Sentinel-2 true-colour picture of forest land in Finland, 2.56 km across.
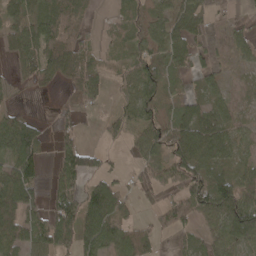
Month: April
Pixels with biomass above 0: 68%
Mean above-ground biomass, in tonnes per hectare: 49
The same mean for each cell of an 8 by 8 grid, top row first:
61 76 38 18 46 55 28 10
46 79 66 16 56 59 27 30
17 38 67 24 77 24 28 6
23 1 27 18 56 33 45 16
113 17 47 11 54 82 82 40
84 25 77 32 24 57 76 39
95 72 76 81 21 74 59 102
70 74 81 71 36 20 37 89
